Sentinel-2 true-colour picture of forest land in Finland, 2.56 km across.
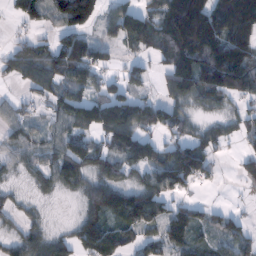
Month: February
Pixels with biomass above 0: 73%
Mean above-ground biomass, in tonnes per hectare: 79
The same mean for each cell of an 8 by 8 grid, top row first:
40 63 132 63 76 202 195 201
48 61 103 39 45 164 190 170
36 84 70 42 43 121 139 136
41 37 121 176 97 68 32 36
58 54 73 78 102 78 65 33
24 55 77 80 63 129 39 36
32 10 36 127 126 49 29 10
47 67 84 99 52 69 34 57
